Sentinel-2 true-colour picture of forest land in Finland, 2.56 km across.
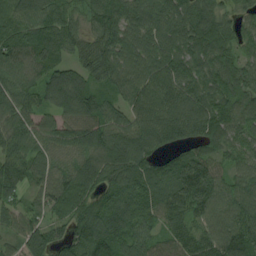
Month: August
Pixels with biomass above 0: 95%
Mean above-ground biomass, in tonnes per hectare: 94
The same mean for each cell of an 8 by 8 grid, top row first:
80 92 47 95 97 103 97 47
100 87 74 109 93 93 87 61
100 112 123 95 98 97 74 96
111 73 136 81 100 124 99 98
110 90 110 110 125 85 78 77
117 87 92 94 92 109 118 74
69 69 73 111 83 100 105 114
66 80 93 108 76 75 88 127
